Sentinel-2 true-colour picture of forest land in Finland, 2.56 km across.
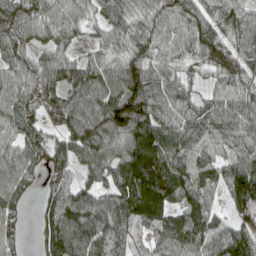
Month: April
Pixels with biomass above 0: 90%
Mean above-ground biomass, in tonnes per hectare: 90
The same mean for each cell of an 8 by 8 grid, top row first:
118 90 61 73 72 84 79 81
97 66 30 61 82 70 108 82
87 103 93 104 111 71 34 85
86 76 111 122 129 94 81 97
72 68 124 93 124 82 82 74
95 54 47 83 146 92 66 146
71 66 119 124 123 59 65 145
58 67 131 140 76 108 102 127
